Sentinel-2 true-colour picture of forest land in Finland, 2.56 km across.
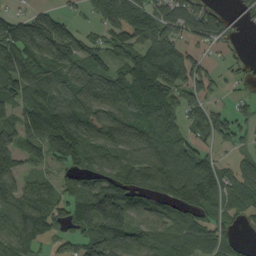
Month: September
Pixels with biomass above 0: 79%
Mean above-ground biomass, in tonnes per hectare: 91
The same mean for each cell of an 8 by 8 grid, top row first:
49 73 19 76 94 99 91 36
146 136 90 61 100 87 33 14
129 106 106 100 126 114 60 21
90 173 132 119 108 70 76 45
104 124 144 107 97 88 49 37
96 39 72 110 115 142 125 76
105 89 119 188 87 92 112 60
97 52 73 129 95 104 85 29
